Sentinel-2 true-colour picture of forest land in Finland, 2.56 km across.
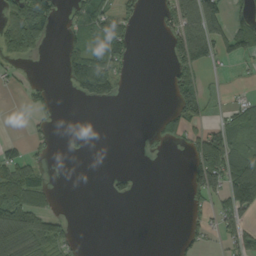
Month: September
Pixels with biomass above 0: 35%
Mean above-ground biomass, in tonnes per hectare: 44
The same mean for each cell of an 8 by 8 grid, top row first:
98 101 44 76 18 73 119 36
90 16 59 76 0 79 107 83
18 5 117 78 0 62 16 6
2 25 0 0 0 49 31 60
26 19 9 0 2 13 99 38
96 16 0 19 1 0 138 126
151 38 0 0 0 0 36 89
134 112 13 0 0 11 26 59
